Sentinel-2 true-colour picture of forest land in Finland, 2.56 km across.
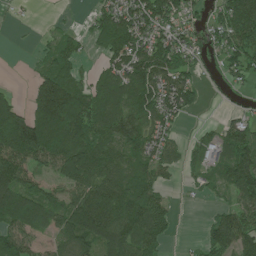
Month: July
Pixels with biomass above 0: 73%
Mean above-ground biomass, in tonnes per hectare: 84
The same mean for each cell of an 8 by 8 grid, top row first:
9 3 7 82 126 87 44 121
1 42 57 90 100 110 52 97
1 113 65 105 137 101 17 37
105 204 146 113 108 85 6 30
181 168 133 98 92 43 70 113
110 50 124 103 88 20 51 121
153 103 134 147 133 18 11 77
93 42 119 109 107 11 54 102
